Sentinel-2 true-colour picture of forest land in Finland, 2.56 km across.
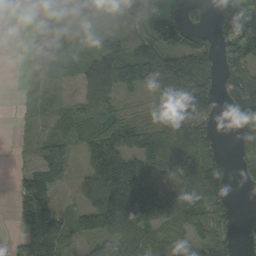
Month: September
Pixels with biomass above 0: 72%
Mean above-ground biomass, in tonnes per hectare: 81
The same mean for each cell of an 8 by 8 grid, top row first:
0 30 63 75 116 56 27 80
1 32 44 92 111 81 40 112
4 31 53 127 101 122 79 90
5 18 59 53 17 107 75 108
14 58 53 129 124 142 83 64
42 97 37 227 185 95 170 24
73 132 53 237 240 134 130 11
32 215 35 74 71 77 88 40
